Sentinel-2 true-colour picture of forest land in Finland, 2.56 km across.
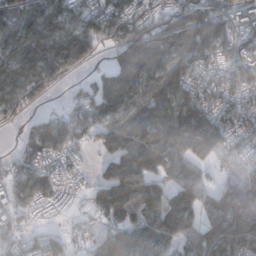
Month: December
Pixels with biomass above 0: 86%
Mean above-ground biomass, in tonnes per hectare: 125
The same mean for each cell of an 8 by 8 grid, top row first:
161 150 97 120 94 133 161 85
186 234 211 82 196 148 123 102
175 159 31 105 133 157 91 98
69 42 80 130 158 177 146 88
30 121 50 123 202 202 256 67
72 114 31 172 208 118 41 57
76 54 14 173 212 216 107 203
65 77 25 149 145 135 168 165
